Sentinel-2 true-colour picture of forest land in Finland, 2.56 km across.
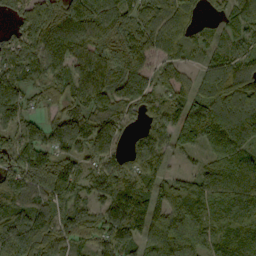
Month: September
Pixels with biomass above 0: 89%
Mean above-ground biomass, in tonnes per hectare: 129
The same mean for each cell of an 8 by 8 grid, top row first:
87 185 142 121 110 157 43 99
135 153 116 184 126 106 70 73
147 113 135 137 117 127 115 120
127 62 108 146 97 130 242 193
127 103 129 115 110 97 127 134
150 175 142 176 139 83 122 135
138 132 105 73 104 167 164 160
164 151 71 120 92 206 149 161
